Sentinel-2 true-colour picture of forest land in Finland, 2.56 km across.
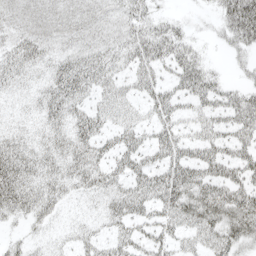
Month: April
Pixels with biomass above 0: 82%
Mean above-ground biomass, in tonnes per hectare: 33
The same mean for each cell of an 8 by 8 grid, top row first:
20 24 24 21 33 13 8 98
33 25 28 30 43 41 8 32
25 28 49 31 33 32 38 15
10 35 30 30 22 30 30 56
35 31 38 33 32 39 38 40
57 37 40 34 42 45 41 39
41 31 7 30 30 49 59 59
13 14 20 29 31 27 40 42
